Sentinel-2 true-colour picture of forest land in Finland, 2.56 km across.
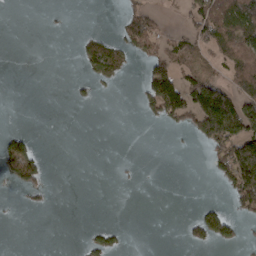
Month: March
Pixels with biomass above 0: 25%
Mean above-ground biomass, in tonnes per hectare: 31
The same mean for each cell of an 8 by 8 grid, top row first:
0 2 0 3 45 6 97 104
0 0 17 47 42 48 37 75
0 0 10 24 52 89 91 65
0 0 0 0 21 84 206 148
52 0 0 0 0 1 57 136
65 16 0 2 2 0 12 128
3 8 0 0 0 0 26 43
0 0 6 25 0 1 46 23
